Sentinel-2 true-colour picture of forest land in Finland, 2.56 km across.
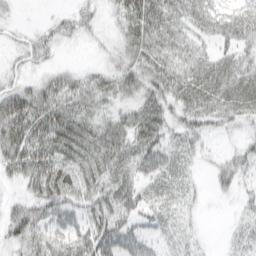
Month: March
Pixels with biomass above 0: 76%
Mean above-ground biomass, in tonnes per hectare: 32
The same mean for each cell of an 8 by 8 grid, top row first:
5 7 34 12 53 36 76 78
19 22 4 11 36 34 21 40
20 24 23 27 41 45 46 46
61 45 35 22 41 30 40 35
58 48 43 40 42 28 11 16
26 47 36 37 36 36 9 26
25 39 33 42 29 26 3 13
34 34 40 60 40 22 5 22
